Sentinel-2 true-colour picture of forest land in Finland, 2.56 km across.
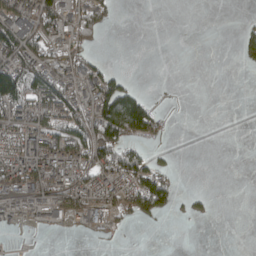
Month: April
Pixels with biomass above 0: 39%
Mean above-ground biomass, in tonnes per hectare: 41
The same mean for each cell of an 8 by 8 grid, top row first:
92 74 61 21 0 0 0 2
116 63 51 0 0 0 0 30
150 96 71 72 0 1 0 0
67 90 73 162 131 1 0 0
64 80 97 107 37 1 0 0
84 87 74 74 112 24 0 0
42 51 77 56 91 25 14 0
1 0 2 10 0 0 0 0
